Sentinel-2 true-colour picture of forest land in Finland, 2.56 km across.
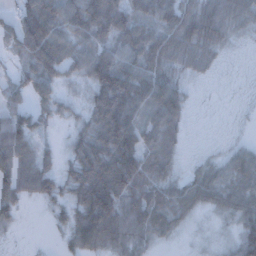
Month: December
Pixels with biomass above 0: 84%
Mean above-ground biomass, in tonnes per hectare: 59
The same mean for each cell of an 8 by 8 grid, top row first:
50 87 85 98 57 74 77 66
46 122 64 60 82 76 59 11
36 67 35 114 85 51 13 5
65 41 26 122 71 61 2 6
116 17 61 120 69 33 5 22
92 72 76 122 80 33 55 70
42 20 74 112 79 64 39 80
7 3 79 79 54 16 9 84
